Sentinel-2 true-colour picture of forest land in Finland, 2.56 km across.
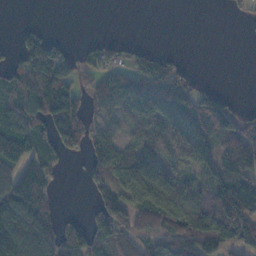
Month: November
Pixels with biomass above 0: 60%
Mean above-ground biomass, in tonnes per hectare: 69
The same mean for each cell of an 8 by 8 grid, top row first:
0 0 0 0 0 0 0 8
33 100 12 22 18 2 0 0
97 143 53 61 76 62 2 0
126 129 76 55 85 84 99 33
183 76 61 101 85 78 81 87
90 57 20 104 206 80 51 67
114 68 3 118 92 123 126 162
157 95 97 92 50 88 138 107
